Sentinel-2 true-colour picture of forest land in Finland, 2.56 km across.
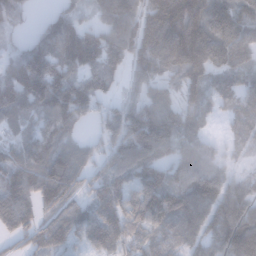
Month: January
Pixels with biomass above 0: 87%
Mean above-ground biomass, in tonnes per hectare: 108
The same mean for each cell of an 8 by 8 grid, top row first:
86 54 62 109 108 164 143 86
63 155 179 119 120 172 105 88
168 217 112 74 71 65 90 68
104 126 144 86 138 97 70 70
54 95 47 105 169 106 51 45
56 148 85 116 130 85 133 75
123 78 70 120 180 161 142 172
64 99 73 110 99 84 106 204
